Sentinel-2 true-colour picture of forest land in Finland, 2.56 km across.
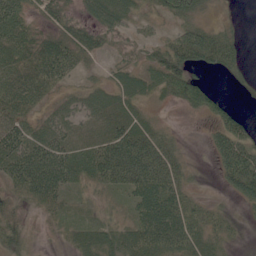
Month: June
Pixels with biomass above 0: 76%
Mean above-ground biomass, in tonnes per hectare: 43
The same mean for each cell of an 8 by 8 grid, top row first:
54 27 27 55 22 38 16 4
54 52 47 17 26 74 92 29
48 55 16 24 42 77 16 19
51 26 36 50 23 7 35 25
70 69 40 73 80 29 23 77
55 89 49 69 88 58 3 98
22 29 14 17 69 67 28 15
35 4 39 45 71 79 44 9
